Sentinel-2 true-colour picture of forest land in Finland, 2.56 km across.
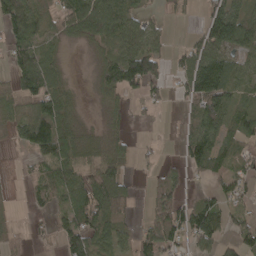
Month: April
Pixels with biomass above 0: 66%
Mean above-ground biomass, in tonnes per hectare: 59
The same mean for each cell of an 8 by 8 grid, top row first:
126 53 113 101 33 16 59 77
75 32 13 51 80 19 88 58
66 74 4 74 137 34 153 54
53 92 21 33 16 5 118 59
25 116 64 55 11 17 99 47
4 55 72 97 12 36 46 44
7 37 95 120 25 113 80 26
33 15 97 62 71 65 79 59
